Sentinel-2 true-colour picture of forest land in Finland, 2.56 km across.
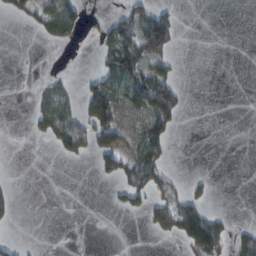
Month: February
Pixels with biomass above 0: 27%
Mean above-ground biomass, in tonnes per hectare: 26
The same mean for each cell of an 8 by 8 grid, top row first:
24 49 56 25 63 24 0 0
0 13 8 76 86 27 0 0
0 19 12 60 74 30 0 0
0 67 50 78 57 48 0 0
0 18 72 66 65 6 0 0
1 0 0 43 73 9 10 0
25 0 0 10 37 65 35 0
13 0 0 0 0 27 108 31
